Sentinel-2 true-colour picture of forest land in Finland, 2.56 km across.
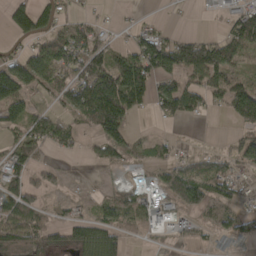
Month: April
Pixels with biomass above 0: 60%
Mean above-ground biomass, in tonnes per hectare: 56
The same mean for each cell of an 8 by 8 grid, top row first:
94 63 21 5 9 2 3 63
24 65 88 43 76 96 96 73
124 79 92 119 105 65 79 66
66 39 68 150 32 91 32 94
51 52 21 80 31 19 3 43
55 37 3 7 11 61 73 43
74 29 19 68 63 49 58 40
102 59 82 84 19 27 28 55
